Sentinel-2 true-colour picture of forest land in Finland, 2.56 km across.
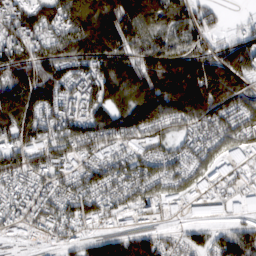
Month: February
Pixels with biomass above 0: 88%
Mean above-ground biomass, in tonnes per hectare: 132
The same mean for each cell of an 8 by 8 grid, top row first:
135 128 189 197 160 110 67 16
150 125 162 167 133 127 93 103
171 164 160 179 158 218 209 125
205 134 176 162 177 147 158 134
154 159 128 129 161 85 104 136
137 154 137 129 134 92 127 130
142 150 133 115 114 97 123 101
52 64 88 104 116 53 69 103
